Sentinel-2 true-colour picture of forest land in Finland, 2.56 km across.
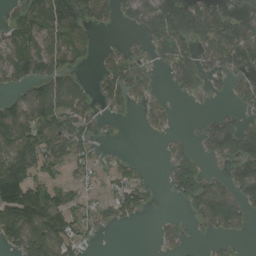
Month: August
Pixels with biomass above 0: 59%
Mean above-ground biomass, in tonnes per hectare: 71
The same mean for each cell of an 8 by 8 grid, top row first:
56 125 106 60 98 177 108 49
99 82 64 20 41 119 81 120
69 111 44 99 66 73 45 59
89 131 94 34 37 15 18 47
108 104 78 12 0 34 77 142
134 50 36 40 23 99 58 86
165 142 51 60 41 7 130 83
82 137 54 1 0 49 22 22
